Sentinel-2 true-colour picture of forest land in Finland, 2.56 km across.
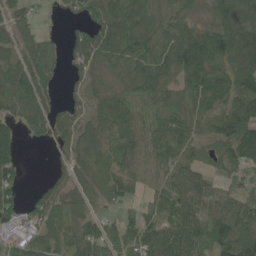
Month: June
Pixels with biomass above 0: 84%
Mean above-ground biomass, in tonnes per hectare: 75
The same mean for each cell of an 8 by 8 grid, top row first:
61 7 40 86 110 79 72 122
69 49 97 98 107 123 153 134
97 59 36 66 92 80 105 92
55 60 41 84 64 99 98 94
63 24 64 65 84 88 68 140
49 13 43 50 64 79 50 50
74 75 32 25 51 71 80 74
71 69 68 58 86 116 105 119
